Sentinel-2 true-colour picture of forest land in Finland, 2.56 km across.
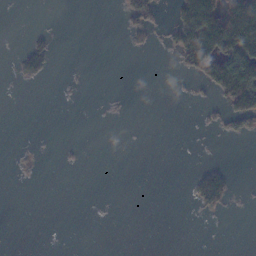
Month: November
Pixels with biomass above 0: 15%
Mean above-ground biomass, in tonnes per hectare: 19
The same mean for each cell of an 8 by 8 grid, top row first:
1 1 0 0 59 43 142 166
5 33 0 0 12 46 149 157
9 10 2 0 0 2 63 155
0 0 0 3 0 0 7 63
1 0 3 0 0 0 1 3
2 0 0 0 0 0 57 2
0 0 0 1 0 0 29 2
0 0 0 0 0 0 0 0
